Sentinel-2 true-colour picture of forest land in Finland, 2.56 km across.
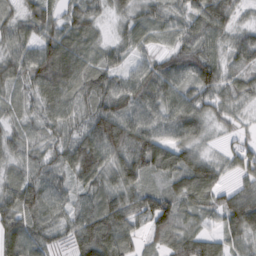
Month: February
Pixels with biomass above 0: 93%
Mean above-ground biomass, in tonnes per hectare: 71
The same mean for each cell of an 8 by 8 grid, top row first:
39 71 71 29 47 49 102 28
64 97 76 41 37 53 71 66
60 107 80 73 98 82 100 42
34 56 50 114 93 82 54 29
50 51 87 110 111 76 23 40
42 74 71 71 74 75 86 49
96 88 61 113 85 84 62 122
116 65 91 120 40 74 64 66
